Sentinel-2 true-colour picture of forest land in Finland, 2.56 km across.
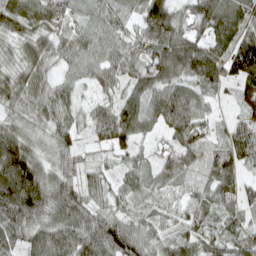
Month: April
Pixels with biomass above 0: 92%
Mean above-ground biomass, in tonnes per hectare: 66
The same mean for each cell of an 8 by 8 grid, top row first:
84 79 40 58 85 68 81 72
47 59 62 62 69 96 72 98
64 50 41 50 64 69 73 74
55 64 41 68 82 87 41 23
93 50 38 61 26 66 59 75
134 65 40 33 57 72 73 53
113 88 74 50 58 49 58 59
66 87 93 101 66 62 69 75
